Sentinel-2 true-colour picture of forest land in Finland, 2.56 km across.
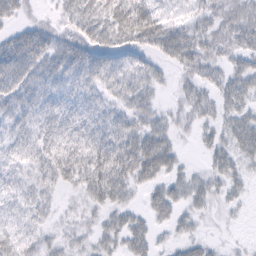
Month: February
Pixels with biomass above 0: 83%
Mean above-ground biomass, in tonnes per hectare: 31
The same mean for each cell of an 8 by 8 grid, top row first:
25 10 44 52 58 19 30 38
44 42 43 41 30 52 37 36
46 34 34 39 33 15 28 39
28 30 35 28 34 19 26 35
27 37 42 50 51 20 20 40
22 31 39 61 39 24 26 22
20 18 14 34 21 31 17 10
31 19 17 30 32 18 13 4
